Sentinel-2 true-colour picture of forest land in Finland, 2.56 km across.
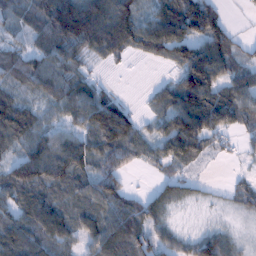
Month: January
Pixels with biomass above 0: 79%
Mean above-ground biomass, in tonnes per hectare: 63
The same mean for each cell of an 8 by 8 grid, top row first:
41 64 40 81 60 127 116 5
34 67 62 55 67 93 110 30
53 66 57 5 1 57 124 66
92 36 93 140 18 115 113 81
58 83 73 106 56 102 51 23
81 91 74 71 6 37 5 15
71 82 61 70 54 24 10 29
107 85 47 93 66 42 73 21
